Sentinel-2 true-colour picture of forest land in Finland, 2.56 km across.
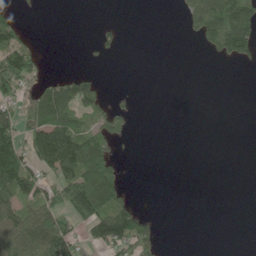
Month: June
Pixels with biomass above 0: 33%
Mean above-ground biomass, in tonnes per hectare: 43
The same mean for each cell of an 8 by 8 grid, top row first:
35 0 0 1 0 4 132 122
88 2 2 18 0 0 39 105
112 39 72 1 0 0 0 0
48 132 82 46 0 0 0 0
98 133 113 45 0 0 0 0
159 48 133 74 0 0 0 0
73 86 125 104 14 0 0 0
97 121 47 117 70 0 0 0
